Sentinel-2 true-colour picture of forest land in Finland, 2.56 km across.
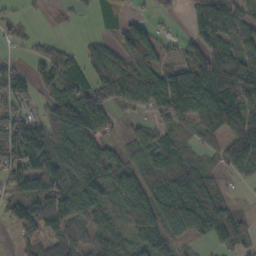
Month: October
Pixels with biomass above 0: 76%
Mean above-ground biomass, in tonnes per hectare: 76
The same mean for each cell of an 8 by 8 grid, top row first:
16 9 15 48 30 18 118 76
19 30 23 43 138 25 97 86
64 66 58 77 103 130 131 111
70 43 101 47 33 97 133 94
138 104 108 49 66 53 40 86
105 145 116 93 95 119 54 36
80 159 136 51 124 139 109 23
32 67 73 84 83 69 47 45
